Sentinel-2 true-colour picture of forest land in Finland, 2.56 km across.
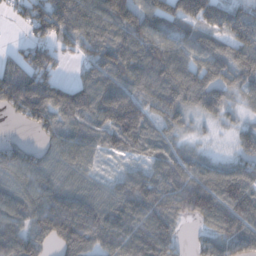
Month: December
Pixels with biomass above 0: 88%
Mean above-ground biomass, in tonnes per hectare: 102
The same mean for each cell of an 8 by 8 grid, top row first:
31 154 132 163 133 143 155 100
27 83 70 128 135 118 94 113
146 106 69 128 130 150 109 92
69 132 131 151 100 91 65 34
49 55 120 72 71 53 19 55
99 100 79 32 78 106 107 113
115 136 134 108 127 93 138 164
121 73 136 112 132 59 65 128
